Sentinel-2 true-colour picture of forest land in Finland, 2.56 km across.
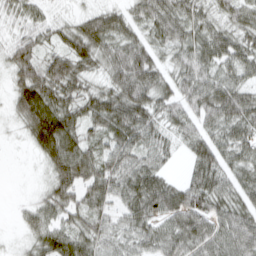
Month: March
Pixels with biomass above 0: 90%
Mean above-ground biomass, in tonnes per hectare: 52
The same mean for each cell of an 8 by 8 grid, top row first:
33 25 27 49 48 60 37 42
47 34 63 57 52 49 59 50
47 79 53 51 73 49 58 47
43 97 55 72 64 45 58 66
4 88 60 54 57 25 53 51
0 33 76 64 72 16 61 41
9 51 55 43 69 75 64 55
8 66 63 44 52 65 69 70
